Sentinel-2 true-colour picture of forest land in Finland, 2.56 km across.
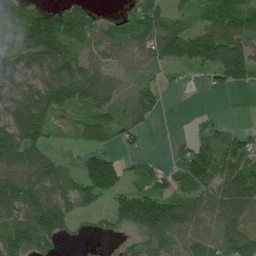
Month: July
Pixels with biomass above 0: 77%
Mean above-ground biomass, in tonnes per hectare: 87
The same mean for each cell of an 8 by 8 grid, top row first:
90 116 139 40 130 55 95 144
123 186 107 106 114 141 160 121
100 85 112 61 38 18 27 95
98 89 60 84 74 1 9 0
144 60 30 43 19 21 81 81
106 110 84 133 59 82 121 114
114 136 61 65 184 133 85 95
122 91 19 24 61 74 83 105
